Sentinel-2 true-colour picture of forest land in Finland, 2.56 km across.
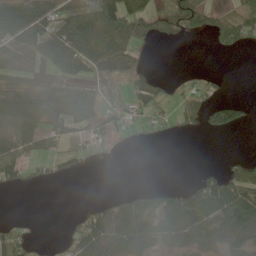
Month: May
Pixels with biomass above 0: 54%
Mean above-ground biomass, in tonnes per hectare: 34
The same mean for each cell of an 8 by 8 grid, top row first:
63 59 72 71 46 57 36 48
57 56 63 59 17 2 6 36
42 35 39 36 38 8 16 0
52 52 49 31 31 21 40 32
35 27 27 20 2 1 0 0
30 15 12 0 0 0 22 55
0 0 9 39 53 62 73 76
51 5 53 57 64 43 47 40
